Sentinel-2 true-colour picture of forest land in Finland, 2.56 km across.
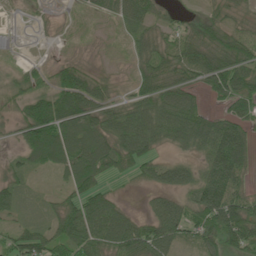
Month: June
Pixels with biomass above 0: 71%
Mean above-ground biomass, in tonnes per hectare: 54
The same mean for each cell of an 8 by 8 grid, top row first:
1 4 6 35 60 14 19 19
2 3 2 2 45 54 68 63
25 34 67 16 64 58 64 83
26 96 90 50 82 102 50 50
24 130 90 80 86 53 88 94
31 10 90 35 35 58 72 50
35 20 78 64 15 63 117 93
57 66 81 82 104 52 66 100
